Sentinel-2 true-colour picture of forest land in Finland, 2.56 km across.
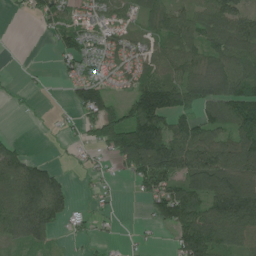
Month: June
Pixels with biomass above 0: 68%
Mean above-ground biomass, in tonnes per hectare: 68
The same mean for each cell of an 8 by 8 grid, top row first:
7 60 29 41 55 70 75 72
1 9 77 42 45 72 70 100
4 3 60 21 60 75 110 111
3 5 52 72 130 87 61 124
35 1 22 94 200 122 122 126
125 102 7 16 85 100 136 130
120 137 15 11 16 130 98 152
58 52 17 12 8 58 134 81
